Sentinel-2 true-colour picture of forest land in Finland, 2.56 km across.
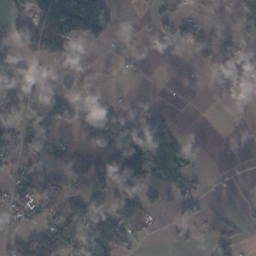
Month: November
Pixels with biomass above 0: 39%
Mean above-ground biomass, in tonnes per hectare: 39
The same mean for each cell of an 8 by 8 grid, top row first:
22 105 212 72 3 33 1 14
38 75 31 5 2 15 21 15
57 6 18 2 4 0 4 32
44 94 47 37 34 4 0 1
69 42 22 58 143 56 0 0
47 50 53 58 61 52 7 2
42 54 58 59 45 23 10 6
43 117 99 121 9 8 15 13
